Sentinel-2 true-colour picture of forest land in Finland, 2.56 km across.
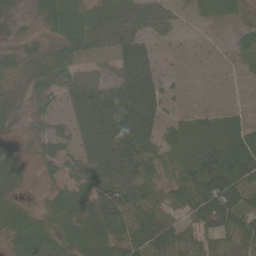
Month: June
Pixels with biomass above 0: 87%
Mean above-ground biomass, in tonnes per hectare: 47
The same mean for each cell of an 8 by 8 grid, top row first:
25 52 45 54 53 27 25 23
28 35 42 38 48 14 8 34
33 49 50 40 74 14 3 8
35 32 51 94 75 24 27 17
19 34 42 95 65 56 65 72
47 13 45 83 49 40 104 81
38 30 50 94 58 48 94 72
45 49 56 62 74 50 48 51
